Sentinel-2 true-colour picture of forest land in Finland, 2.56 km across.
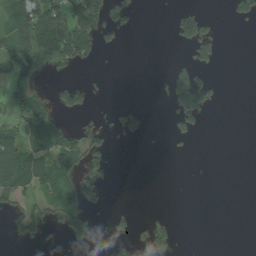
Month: August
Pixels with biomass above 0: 28%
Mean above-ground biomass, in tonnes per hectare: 32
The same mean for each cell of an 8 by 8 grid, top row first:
58 158 106 44 1 35 18 20
88 148 127 12 0 11 47 0
63 7 13 1 0 66 29 0
22 72 43 14 32 56 27 0
66 67 45 21 5 8 0 0
96 70 48 15 0 0 0 0
53 32 77 8 2 0 0 0
18 7 34 24 34 23 0 0
